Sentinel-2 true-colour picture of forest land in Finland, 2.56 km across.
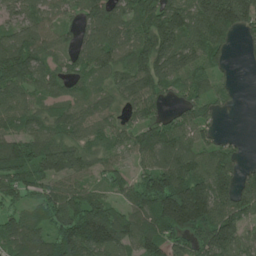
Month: June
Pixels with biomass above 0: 86%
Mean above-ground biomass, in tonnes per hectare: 97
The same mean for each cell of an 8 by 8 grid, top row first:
55 61 59 103 118 130 183 163
130 76 66 109 128 121 120 19
143 77 65 71 126 68 73 8
92 62 71 68 75 42 63 5
110 108 77 56 95 125 66 21
110 113 67 58 77 165 131 85
56 90 136 97 123 249 183 104
103 103 162 158 120 87 138 89
